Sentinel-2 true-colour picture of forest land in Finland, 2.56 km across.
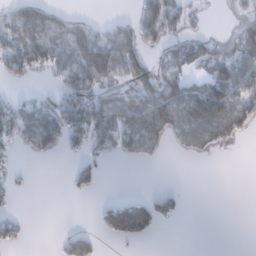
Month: January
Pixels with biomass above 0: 42%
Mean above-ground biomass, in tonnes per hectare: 53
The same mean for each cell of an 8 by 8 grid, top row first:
74 64 25 9 83 68 8 40
85 89 129 134 67 53 54 99
26 15 109 63 73 72 97 115
62 74 114 136 156 130 178 88
35 59 49 71 91 33 79 13
10 0 41 0 0 0 0 0
8 0 0 56 77 30 0 0
30 1 64 25 26 0 0 0
